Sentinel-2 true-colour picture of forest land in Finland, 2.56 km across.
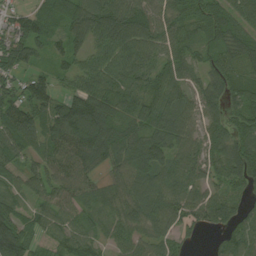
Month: August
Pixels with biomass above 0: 91%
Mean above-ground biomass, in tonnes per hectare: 73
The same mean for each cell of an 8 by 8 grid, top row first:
44 56 104 121 79 63 66 76
88 48 54 100 88 68 51 79
62 51 74 88 57 65 56 54
99 86 129 73 67 94 55 62
85 71 114 93 109 88 65 80
43 82 88 51 96 91 47 88
53 58 56 54 101 87 106 58
105 30 60 50 68 51 10 74
